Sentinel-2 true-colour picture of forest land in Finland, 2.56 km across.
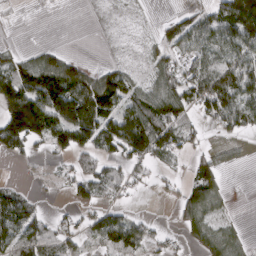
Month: March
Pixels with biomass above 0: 58%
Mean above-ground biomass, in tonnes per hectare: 57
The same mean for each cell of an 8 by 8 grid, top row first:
5 1 0 2 2 27 59 159
19 28 0 1 15 55 71 92
113 150 107 94 32 64 95 105
147 137 149 99 105 94 61 95
80 57 78 85 139 60 16 4
3 6 51 50 17 16 67 0
91 10 39 35 1 31 76 1
88 57 29 80 60 11 73 38
